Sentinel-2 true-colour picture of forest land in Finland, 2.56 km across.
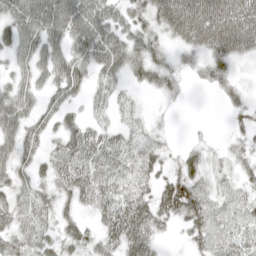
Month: April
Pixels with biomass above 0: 78%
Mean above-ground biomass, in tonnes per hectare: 41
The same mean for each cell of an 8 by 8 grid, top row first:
52 66 65 44 41 72 76 74
44 51 42 63 53 23 53 53
34 38 43 34 32 24 31 15
58 34 18 28 14 4 0 22
48 27 55 42 35 7 13 19
36 31 57 51 36 40 30 24
52 38 32 57 53 65 56 44
51 43 43 43 59 7 53 51
